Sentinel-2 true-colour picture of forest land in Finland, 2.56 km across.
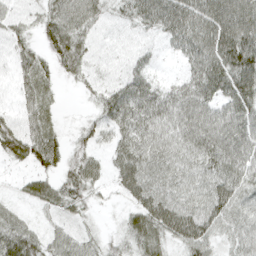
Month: April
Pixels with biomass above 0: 89%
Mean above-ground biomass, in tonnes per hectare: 45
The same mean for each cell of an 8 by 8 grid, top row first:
23 45 58 25 55 69 73 84
29 44 45 10 16 29 68 100
25 34 26 23 43 22 70 81
23 36 8 54 62 56 50 57
55 71 29 34 55 49 62 62
13 37 55 28 63 47 48 54
21 31 33 9 58 64 56 48
67 38 36 23 49 48 48 39
